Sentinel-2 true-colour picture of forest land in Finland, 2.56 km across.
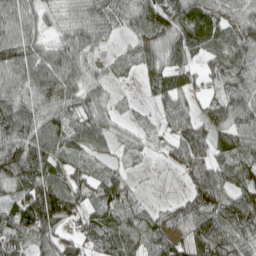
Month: April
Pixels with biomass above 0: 89%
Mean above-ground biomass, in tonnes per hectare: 68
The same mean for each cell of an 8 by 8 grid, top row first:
84 37 61 68 72 95 75 53
99 58 76 17 51 75 63 77
80 103 73 26 27 64 48 69
102 78 76 37 8 75 52 80
101 109 77 43 20 67 75 67
96 96 40 48 7 17 92 65
89 161 66 70 30 48 96 102
93 66 58 68 70 63 132 85
